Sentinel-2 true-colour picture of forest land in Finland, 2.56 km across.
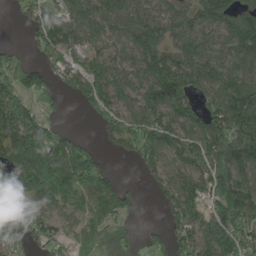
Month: May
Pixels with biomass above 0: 79%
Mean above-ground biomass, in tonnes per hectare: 109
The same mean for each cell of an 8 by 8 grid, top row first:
17 94 105 110 105 95 107 110
27 100 89 75 131 92 103 132
102 63 111 143 112 195 134 143
167 34 19 89 129 148 111 194
174 194 75 48 129 130 190 278
103 217 185 42 32 94 157 141
79 77 67 143 13 105 115 202
46 70 69 60 33 82 117 145
